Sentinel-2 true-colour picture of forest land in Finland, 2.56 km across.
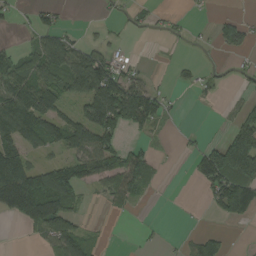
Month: August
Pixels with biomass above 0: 46%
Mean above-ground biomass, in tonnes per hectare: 59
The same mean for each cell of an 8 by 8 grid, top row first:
15 35 0 10 19 15 6 28
22 90 57 27 0 5 9 57
93 82 121 151 46 18 23 17
129 109 64 163 136 10 1 49
99 90 105 75 28 5 32 168
192 105 104 123 76 0 107 167
141 169 33 22 4 2 22 95
0 68 78 1 6 6 52 1
